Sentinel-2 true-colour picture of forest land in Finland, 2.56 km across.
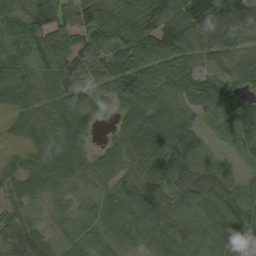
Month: August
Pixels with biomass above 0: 93%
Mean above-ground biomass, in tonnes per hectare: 71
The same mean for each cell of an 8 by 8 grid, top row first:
69 66 107 92 86 90 148 96
79 78 98 97 112 103 80 82
78 60 51 83 97 96 77 61
58 63 59 35 93 82 34 85
21 68 55 39 99 113 44 38
57 70 48 51 67 84 95 51
40 20 29 71 103 52 92 100
57 37 49 59 54 76 62 40
